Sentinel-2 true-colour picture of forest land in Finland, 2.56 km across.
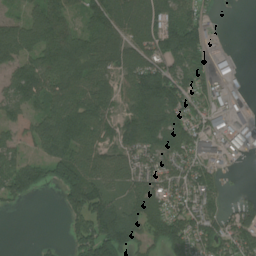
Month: July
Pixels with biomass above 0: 76%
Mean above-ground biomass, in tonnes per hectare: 93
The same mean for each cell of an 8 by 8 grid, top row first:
48 117 61 128 110 103 36 5
108 115 110 98 120 138 66 6
101 110 122 75 172 129 95 45
60 81 132 73 153 124 129 113
53 104 122 71 120 110 139 115
119 68 120 92 101 97 94 5
12 0 107 112 128 93 120 71
0 9 84 149 85 107 124 126
